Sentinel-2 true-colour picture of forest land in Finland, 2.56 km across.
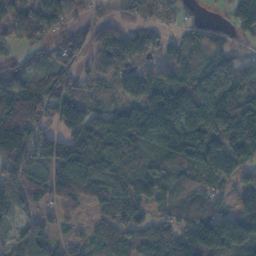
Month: November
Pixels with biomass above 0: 87%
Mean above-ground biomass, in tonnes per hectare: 90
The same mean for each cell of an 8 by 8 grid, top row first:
128 79 26 34 56 56 9 80
62 52 66 107 70 39 65 30
106 82 50 50 118 107 102 114
110 92 105 92 151 166 150 149
128 123 127 119 125 183 152 128
109 91 93 101 66 86 91 73
81 44 37 74 50 71 77 80
50 70 37 61 95 104 199 148
